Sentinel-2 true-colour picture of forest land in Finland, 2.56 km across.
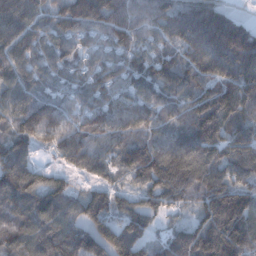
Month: December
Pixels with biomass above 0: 93%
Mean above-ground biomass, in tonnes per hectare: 132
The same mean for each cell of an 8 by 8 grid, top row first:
152 100 187 154 114 167 215 62
136 107 72 108 91 99 240 271
115 76 69 97 122 138 101 186
124 137 89 118 129 110 190 153
132 76 127 104 133 145 173 132
173 77 55 70 146 174 157 116
146 154 111 110 112 61 113 168
134 160 143 150 109 127 199 199
